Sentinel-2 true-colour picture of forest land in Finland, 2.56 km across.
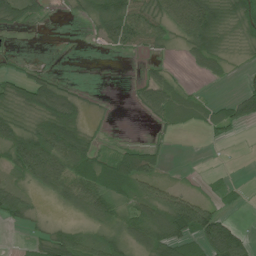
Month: July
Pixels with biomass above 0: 59%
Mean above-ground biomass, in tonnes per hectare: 44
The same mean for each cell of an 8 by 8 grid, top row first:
63 14 18 99 74 82 106 81
3 0 0 27 33 15 84 18
39 41 3 0 35 26 15 12
45 107 54 2 33 79 41 66
71 99 82 13 25 3 8 3
36 78 83 75 74 4 5 1
60 7 49 66 70 104 46 12
2 55 50 45 64 76 90 61
